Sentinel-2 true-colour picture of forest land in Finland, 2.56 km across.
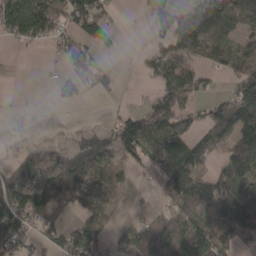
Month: March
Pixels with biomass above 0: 62%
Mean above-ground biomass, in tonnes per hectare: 71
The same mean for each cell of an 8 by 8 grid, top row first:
128 113 103 27 39 122 192 132
16 16 46 25 13 107 93 61
9 7 51 32 14 104 25 101
1 1 2 6 56 121 50 121
5 24 71 82 127 116 72 134
77 119 136 74 8 95 74 133
115 93 62 55 7 59 89 110
77 57 84 40 88 126 116 69
